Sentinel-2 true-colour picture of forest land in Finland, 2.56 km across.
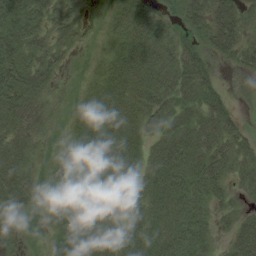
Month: August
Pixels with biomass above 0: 82%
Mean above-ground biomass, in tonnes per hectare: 36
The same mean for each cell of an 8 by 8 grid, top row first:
55 46 29 24 31 19 49 27
59 40 15 24 47 33 31 32
67 36 6 49 50 48 28 13
67 27 26 46 44 40 44 9
48 13 44 44 27 47 45 28
49 15 58 46 33 44 47 25
25 30 61 44 32 40 26 10
3 19 52 35 36 38 20 43
